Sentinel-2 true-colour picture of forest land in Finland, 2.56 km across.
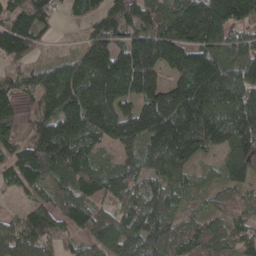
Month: April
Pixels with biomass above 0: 90%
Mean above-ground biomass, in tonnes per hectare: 126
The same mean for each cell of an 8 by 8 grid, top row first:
114 73 50 103 107 152 217 162
135 24 58 156 185 202 182 159
83 145 194 214 174 84 212 177
58 130 190 149 143 194 176 195
80 193 131 88 133 231 148 189
103 92 124 115 99 112 31 97
28 103 137 90 113 54 39 67
160 115 73 133 125 92 109 80
